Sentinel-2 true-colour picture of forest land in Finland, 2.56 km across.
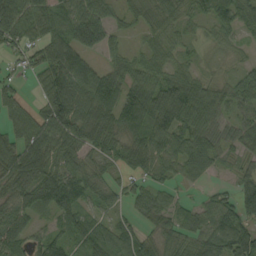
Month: September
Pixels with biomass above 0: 83%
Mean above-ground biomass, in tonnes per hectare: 62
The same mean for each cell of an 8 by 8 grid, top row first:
112 71 109 48 44 43 38 52
50 81 111 48 36 38 21 18
23 87 94 26 70 64 29 50
64 99 89 71 111 91 72 46
70 82 82 66 70 67 68 44
81 94 71 30 52 41 31 19
74 69 70 37 51 40 56 39
61 70 61 76 39 45 84 114
